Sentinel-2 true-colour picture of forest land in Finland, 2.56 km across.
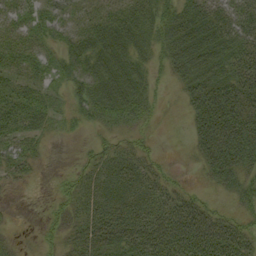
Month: September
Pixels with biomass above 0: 78%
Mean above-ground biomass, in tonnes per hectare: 39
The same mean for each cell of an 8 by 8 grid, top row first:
36 38 29 39 45 49 55 60
33 23 51 62 32 52 64 56
30 29 43 65 33 25 58 64
52 34 23 47 34 4 75 70
40 11 6 18 18 3 67 81
25 2 27 45 40 11 26 48
2 13 36 50 48 53 32 26
7 15 38 54 62 67 71 51
